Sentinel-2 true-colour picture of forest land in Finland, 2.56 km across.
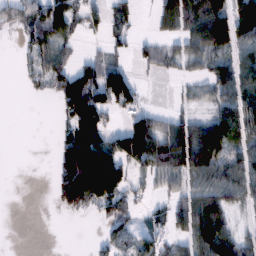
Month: February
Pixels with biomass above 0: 58%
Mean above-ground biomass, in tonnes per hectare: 53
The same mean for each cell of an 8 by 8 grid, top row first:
40 78 42 41 3 80 123 113
14 64 12 23 26 31 74 59
6 51 104 106 10 12 45 77
0 0 119 41 48 22 35 82
0 0 127 69 110 137 125 54
0 14 178 168 41 65 77 71
0 6 58 61 14 38 85 30
0 0 0 40 41 35 97 52
